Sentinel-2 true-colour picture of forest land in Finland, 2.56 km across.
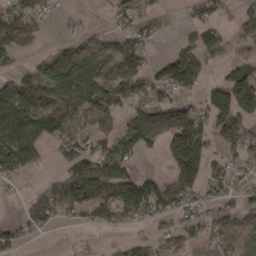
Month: March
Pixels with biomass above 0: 64%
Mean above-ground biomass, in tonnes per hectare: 79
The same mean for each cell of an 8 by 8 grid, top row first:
93 36 7 31 48 5 63 56
93 28 65 66 69 31 108 42
74 138 132 117 96 105 50 107
175 134 96 89 131 121 100 130
157 65 81 67 84 135 91 72
50 20 155 135 65 140 77 34
8 113 88 111 117 89 49 81
44 10 9 14 44 98 81 67
